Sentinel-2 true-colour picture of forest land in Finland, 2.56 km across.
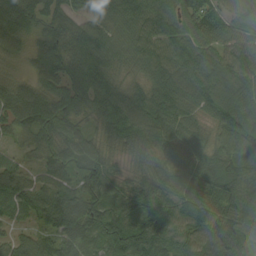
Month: August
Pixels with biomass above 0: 98%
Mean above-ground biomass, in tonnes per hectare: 86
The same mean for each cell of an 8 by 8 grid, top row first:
108 73 50 75 86 111 108 72
51 97 106 78 75 112 94 85
50 78 112 78 54 96 111 92
96 102 72 126 92 85 68 109
40 68 79 71 104 103 62 87
87 52 62 69 63 82 99 89
78 114 102 72 77 94 82 103
56 68 103 105 123 87 98 108
